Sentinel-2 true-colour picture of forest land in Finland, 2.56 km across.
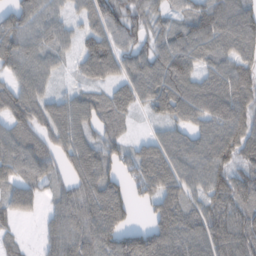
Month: February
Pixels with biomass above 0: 88%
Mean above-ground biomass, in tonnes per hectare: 69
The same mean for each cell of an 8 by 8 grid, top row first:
71 62 43 79 50 45 95 107
85 64 49 73 51 85 88 87
64 48 34 56 74 96 53 64
70 69 82 72 29 68 75 71
85 61 84 57 40 78 76 80
67 65 72 57 86 83 87 66
71 29 82 96 23 88 69 73
28 46 77 82 89 99 92 91
